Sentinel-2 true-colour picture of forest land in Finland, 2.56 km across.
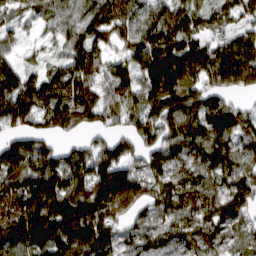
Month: March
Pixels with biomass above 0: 90%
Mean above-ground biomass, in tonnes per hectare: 116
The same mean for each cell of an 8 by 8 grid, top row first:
41 58 87 128 89 111 82 74
36 24 122 75 140 166 115 127
127 99 121 101 115 153 110 109
168 124 140 108 130 130 131 76
98 53 48 79 91 109 134 100
145 167 140 190 101 93 108 125
170 214 187 220 85 117 120 104
149 171 199 117 92 87 111 71
